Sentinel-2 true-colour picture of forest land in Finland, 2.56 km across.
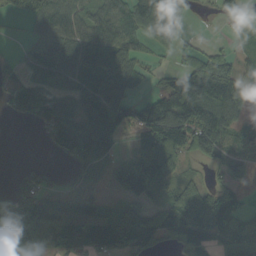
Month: September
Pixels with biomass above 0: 71%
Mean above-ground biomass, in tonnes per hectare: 76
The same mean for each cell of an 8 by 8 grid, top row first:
29 85 66 79 133 111 4 29
6 58 86 83 34 52 37 25
31 36 52 74 32 100 240 83
40 70 89 119 122 216 183 44
0 24 114 106 62 143 111 28
12 29 24 47 137 63 21 33
91 82 81 53 76 126 115 67
112 53 107 124 95 77 83 126
